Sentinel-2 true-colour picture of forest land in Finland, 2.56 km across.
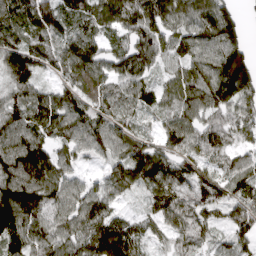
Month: April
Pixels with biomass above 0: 92%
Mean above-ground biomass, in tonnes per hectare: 107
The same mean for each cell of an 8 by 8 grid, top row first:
124 141 100 117 144 100 120 62
127 105 147 87 139 97 117 103
101 52 125 94 88 90 141 164
109 133 119 102 63 93 91 96
129 85 102 101 94 98 96 70
144 122 57 84 122 115 103 108
184 121 122 68 47 113 107 133
140 110 101 172 75 82 63 78
